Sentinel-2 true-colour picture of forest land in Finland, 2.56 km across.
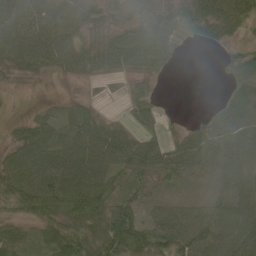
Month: May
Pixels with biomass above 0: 82%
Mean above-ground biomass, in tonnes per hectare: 47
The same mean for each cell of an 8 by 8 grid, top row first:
61 55 35 32 52 62 58 42
63 59 43 73 84 40 17 22
22 15 19 17 29 1 0 38
2 15 41 9 49 5 11 50
40 60 69 86 77 46 51 56
68 64 72 51 62 43 24 35
39 62 77 67 36 38 45 66
52 55 86 88 78 73 80 69
